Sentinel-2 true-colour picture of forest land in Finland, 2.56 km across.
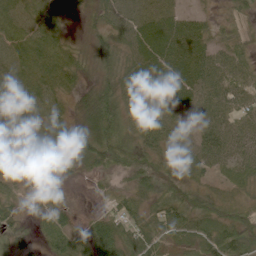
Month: June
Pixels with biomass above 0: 90%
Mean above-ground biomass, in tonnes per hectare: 47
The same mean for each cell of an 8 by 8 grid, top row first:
68 57 16 54 71 48 18 20
76 74 19 47 78 76 49 26
56 64 28 45 76 78 70 44
56 57 25 56 64 61 61 52
17 59 52 61 46 41 70 58
30 21 15 26 58 29 29 39
16 22 6 25 36 60 39 24
19 35 42 91 53 40 63 67
